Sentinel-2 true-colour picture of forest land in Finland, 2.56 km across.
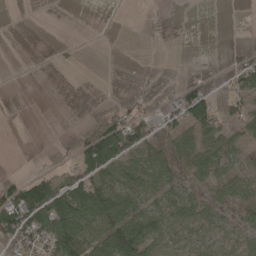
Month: April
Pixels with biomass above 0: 48%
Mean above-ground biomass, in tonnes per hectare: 34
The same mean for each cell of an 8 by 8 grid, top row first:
0 1 1 0 0 0 0 0
0 1 4 2 0 1 0 20
0 0 0 2 3 11 21 39
3 0 0 23 34 67 82 39
1 3 51 122 66 35 39 20
19 32 81 55 61 36 28 32
126 119 102 72 52 56 41 28
99 80 98 90 88 33 38 35
